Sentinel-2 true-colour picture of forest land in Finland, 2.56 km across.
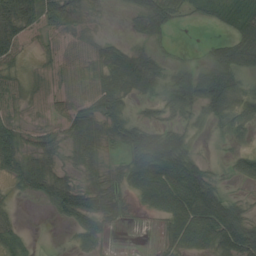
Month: August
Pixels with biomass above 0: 71%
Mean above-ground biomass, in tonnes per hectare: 40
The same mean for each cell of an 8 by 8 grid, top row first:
77 47 40 5 64 33 26 56
33 10 26 32 24 8 23 83
19 11 19 47 88 51 77 31
20 19 48 61 12 36 36 35
48 34 51 21 83 51 4 11
37 74 28 16 90 104 44 27
7 21 78 47 24 82 106 34
34 1 24 7 0 43 56 88
